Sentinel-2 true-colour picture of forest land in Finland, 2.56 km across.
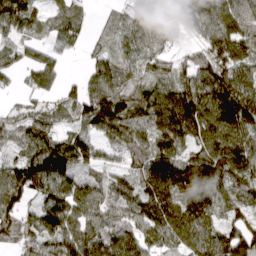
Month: April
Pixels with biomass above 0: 88%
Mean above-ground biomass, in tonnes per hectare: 107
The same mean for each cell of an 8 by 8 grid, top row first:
136 48 59 26 58 59 139 143
60 68 43 72 97 40 120 152
45 77 56 111 77 90 136 150
51 81 84 175 114 167 147 189
104 144 104 66 91 106 130 135
145 175 78 67 119 158 145 106
127 108 110 92 130 149 116 80
106 110 145 124 103 108 126 156
